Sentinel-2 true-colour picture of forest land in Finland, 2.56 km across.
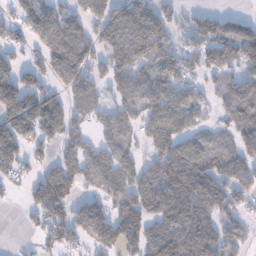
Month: January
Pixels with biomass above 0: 71%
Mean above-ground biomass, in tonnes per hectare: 83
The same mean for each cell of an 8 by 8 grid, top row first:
50 89 78 114 116 51 73 36
52 77 87 119 134 72 94 115
100 79 91 83 71 113 44 63
145 116 58 74 71 90 32 82
107 75 65 86 55 107 51 83
44 78 75 86 98 133 99 86
5 137 82 81 104 137 99 54
4 70 49 91 93 131 111 87
